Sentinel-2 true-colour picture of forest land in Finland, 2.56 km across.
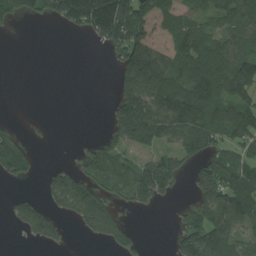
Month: August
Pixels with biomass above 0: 55%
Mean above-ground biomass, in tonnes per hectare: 81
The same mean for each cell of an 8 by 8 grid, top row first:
64 62 165 212 99 63 62 115
0 0 0 81 164 92 121 90
0 0 0 30 213 139 181 182
0 0 0 72 188 193 151 137
63 4 15 71 87 75 87 77
75 33 66 94 120 93 132 94
53 64 113 65 34 19 138 116
3 69 7 62 9 61 188 87
